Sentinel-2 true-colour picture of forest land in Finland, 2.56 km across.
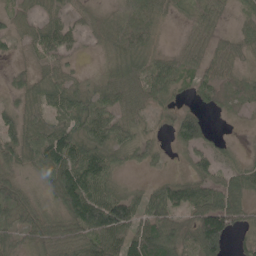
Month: May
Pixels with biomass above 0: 84%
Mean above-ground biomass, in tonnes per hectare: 56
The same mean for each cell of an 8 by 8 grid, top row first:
40 47 32 32 63 14 50 30
21 65 23 34 52 24 46 38
20 49 25 48 68 58 65 38
46 55 79 64 45 46 28 19
74 107 87 74 48 39 49 7
46 67 125 49 13 32 66 51
63 44 135 135 65 67 117 60
32 68 72 84 114 56 148 29
